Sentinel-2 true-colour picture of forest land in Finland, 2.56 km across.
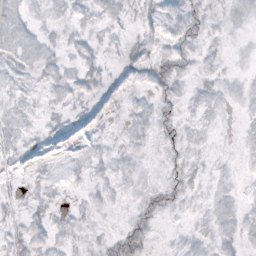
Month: October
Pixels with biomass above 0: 64%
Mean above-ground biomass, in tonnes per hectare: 6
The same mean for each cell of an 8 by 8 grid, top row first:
9 7 7 8 7 10 7 6
10 8 6 3 8 11 5 2
8 7 9 5 6 10 6 5
8 6 6 5 6 6 7 4
8 8 8 4 4 6 4 4
5 8 5 7 3 6 5 3
5 7 5 3 8 5 6 6
9 8 5 6 9 3 7 7
